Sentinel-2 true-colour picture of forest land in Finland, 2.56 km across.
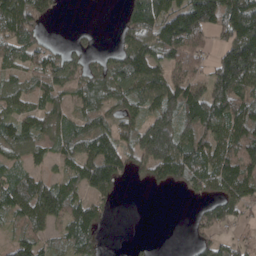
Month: April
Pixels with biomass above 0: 73%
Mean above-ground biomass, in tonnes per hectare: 85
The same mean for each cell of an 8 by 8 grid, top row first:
135 46 0 1 154 119 173 185
93 49 24 30 129 135 52 184
54 88 86 119 146 110 116 180
77 77 59 68 80 144 146 116
81 53 83 107 174 179 116 103
55 36 86 104 55 86 112 112
92 123 77 17 0 0 52 60
62 53 100 2 3 0 45 28
